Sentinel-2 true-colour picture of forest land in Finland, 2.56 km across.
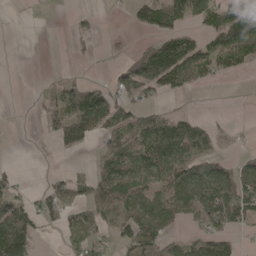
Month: May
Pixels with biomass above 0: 52%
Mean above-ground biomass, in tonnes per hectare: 56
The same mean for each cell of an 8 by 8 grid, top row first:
4 1 15 1 84 110 74 119
0 4 16 8 57 141 60 115
0 9 27 33 162 91 26 5
0 43 141 91 47 32 5 3
0 7 77 54 109 117 65 7
21 16 27 112 81 88 92 77
85 46 50 91 115 55 92 95
152 3 45 35 114 35 72 16
